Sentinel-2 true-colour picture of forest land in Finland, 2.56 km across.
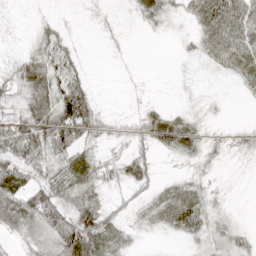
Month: April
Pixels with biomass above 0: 71%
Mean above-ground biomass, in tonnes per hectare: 27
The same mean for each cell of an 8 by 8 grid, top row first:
3 5 3 6 23 14 51 61
6 23 4 4 0 5 40 57
44 63 27 1 2 4 5 17
31 79 86 8 21 17 9 0
58 57 43 13 26 46 16 16
52 29 48 23 36 12 12 3
61 51 52 22 18 52 24 2
20 20 86 48 6 12 16 15
